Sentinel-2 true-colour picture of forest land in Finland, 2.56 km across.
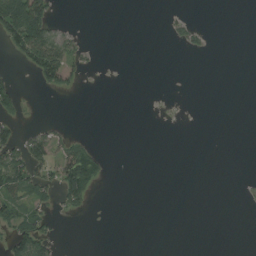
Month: August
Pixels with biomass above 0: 17%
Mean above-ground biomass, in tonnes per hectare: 15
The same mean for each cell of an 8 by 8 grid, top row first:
121 51 0 0 0 8 0 0
50 83 18 0 0 6 7 0
9 38 10 0 0 0 0 0
20 0 0 0 0 0 0 0
52 49 31 0 0 0 0 0
74 34 122 4 0 0 0 0
43 20 26 0 0 0 0 0
46 35 0 0 0 0 0 0
